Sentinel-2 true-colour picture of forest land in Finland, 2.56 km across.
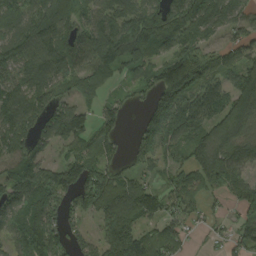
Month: August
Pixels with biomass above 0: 82%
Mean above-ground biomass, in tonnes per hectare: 108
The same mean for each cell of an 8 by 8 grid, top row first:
130 162 100 122 168 180 189 95
130 161 127 190 166 122 58 86
107 123 102 58 68 197 107 125
153 127 80 57 54 188 124 151
130 74 71 55 80 86 116 134
115 115 115 86 57 61 120 74
122 129 74 129 124 78 38 59
97 124 52 143 97 79 18 69
